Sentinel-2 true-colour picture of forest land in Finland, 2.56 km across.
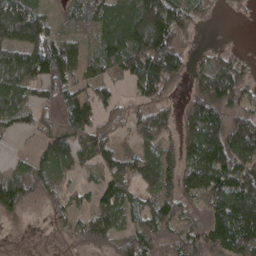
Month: April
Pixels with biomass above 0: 79%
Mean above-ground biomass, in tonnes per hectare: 101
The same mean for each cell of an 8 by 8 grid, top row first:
171 65 69 139 190 156 47 14
123 149 71 138 194 127 22 12
132 121 83 63 145 97 150 122
97 61 121 73 87 72 171 100
4 76 98 79 91 83 180 162
88 87 39 113 116 108 148 138
75 39 57 119 96 102 92 169
4 7 70 82 141 107 138 171
